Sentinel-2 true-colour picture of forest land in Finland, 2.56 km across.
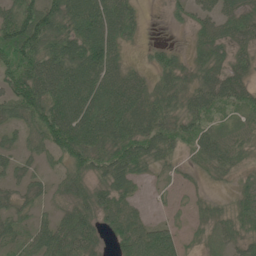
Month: June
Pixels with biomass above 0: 77%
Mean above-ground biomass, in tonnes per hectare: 45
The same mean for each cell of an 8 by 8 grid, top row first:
75 86 73 72 14 14 34 40
83 75 85 67 12 16 39 34
71 93 82 69 33 34 41 41
45 83 81 76 60 35 37 24
24 62 84 59 55 32 42 37
27 17 38 44 20 8 13 20
32 17 44 46 12 13 13 29
30 63 67 27 87 54 11 29
